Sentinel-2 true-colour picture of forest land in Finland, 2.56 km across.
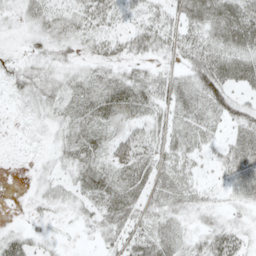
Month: May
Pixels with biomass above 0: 78%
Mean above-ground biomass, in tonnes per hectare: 28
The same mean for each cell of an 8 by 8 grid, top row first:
17 36 39 35 30 25 37 49
6 24 23 29 29 26 38 41
18 26 31 35 32 29 55 36
5 25 35 45 33 29 35 34
2 12 37 37 39 31 22 32
0 16 30 35 35 38 11 31
1 19 22 39 30 29 24 16
24 13 3 23 35 29 34 31
